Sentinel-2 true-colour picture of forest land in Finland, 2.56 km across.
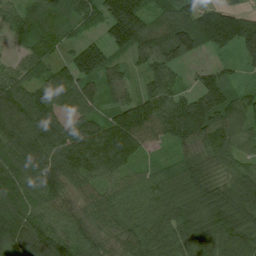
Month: July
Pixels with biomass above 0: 95%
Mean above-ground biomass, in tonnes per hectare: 101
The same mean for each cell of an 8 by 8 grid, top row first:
89 113 94 126 102 107 109 93
54 84 86 90 98 121 75 96
91 86 120 72 64 58 75 34
127 106 77 89 133 129 147 105
120 113 142 156 75 77 107 80
154 118 105 76 56 88 93 107
154 90 58 87 84 107 152 148
123 126 92 65 101 105 130 116
